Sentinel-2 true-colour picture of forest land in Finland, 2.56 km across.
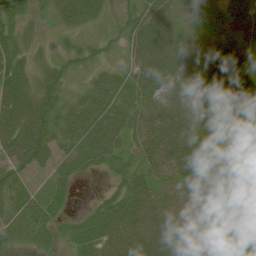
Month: June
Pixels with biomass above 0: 96%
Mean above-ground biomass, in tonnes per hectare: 71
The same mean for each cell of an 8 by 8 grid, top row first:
58 21 68 27 80 74 71 79
63 17 38 26 97 101 95 118
96 47 19 68 86 86 102 99
104 67 81 92 76 109 88 86
101 85 96 110 66 92 83 57
61 48 43 36 65 72 79 51
51 76 10 86 101 66 61 68
30 26 77 92 96 91 54 53
